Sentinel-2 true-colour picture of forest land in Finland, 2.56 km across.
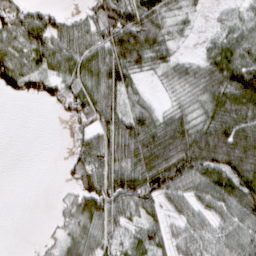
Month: March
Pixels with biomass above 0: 75%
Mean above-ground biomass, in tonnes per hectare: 62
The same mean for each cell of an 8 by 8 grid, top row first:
65 44 32 113 99 32 9 30
68 77 68 121 138 29 33 75
72 52 66 88 22 38 76 133
0 6 87 74 59 44 64 108
0 0 43 87 135 129 139 128
0 0 65 86 128 121 93 103
0 3 72 80 66 29 43 83
0 15 64 38 51 39 50 60
